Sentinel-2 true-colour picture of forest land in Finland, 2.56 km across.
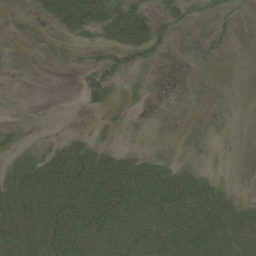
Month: June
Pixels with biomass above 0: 57%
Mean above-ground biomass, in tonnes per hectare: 38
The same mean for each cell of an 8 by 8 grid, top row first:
3 29 84 59 44 28 16 11
0 2 10 37 50 9 22 2
0 0 12 41 8 0 2 6
2 0 5 9 4 1 5 7
12 9 33 11 2 2 8 10
43 75 94 102 92 54 19 7
84 85 95 108 92 91 77 36
87 88 84 85 91 88 84 80
